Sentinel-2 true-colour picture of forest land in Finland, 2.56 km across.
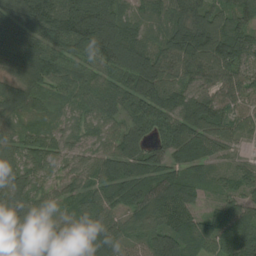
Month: August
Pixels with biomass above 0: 96%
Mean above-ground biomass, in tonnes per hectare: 93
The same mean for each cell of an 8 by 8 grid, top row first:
139 189 195 130 69 109 98 85
135 121 128 159 118 139 163 126
75 108 87 88 153 78 75 74
72 61 58 73 110 131 122 67
62 83 61 70 73 117 99 53
82 52 64 103 73 86 49 59
84 61 65 66 79 97 30 78
62 42 63 91 68 118 83 125
